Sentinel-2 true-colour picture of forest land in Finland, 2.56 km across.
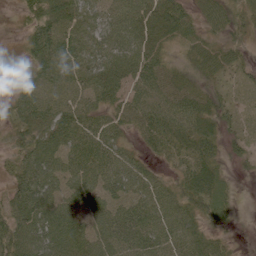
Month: June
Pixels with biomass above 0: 88%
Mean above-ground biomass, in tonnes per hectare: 54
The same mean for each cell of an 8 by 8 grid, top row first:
13 85 72 50 74 67 54 34
9 106 66 55 60 24 45 30
11 67 62 63 64 52 32 19
40 67 63 44 65 72 66 18
39 76 55 48 32 60 66 21
52 81 66 56 47 36 74 7
79 89 61 57 63 57 57 10
85 91 83 61 62 65 48 7
